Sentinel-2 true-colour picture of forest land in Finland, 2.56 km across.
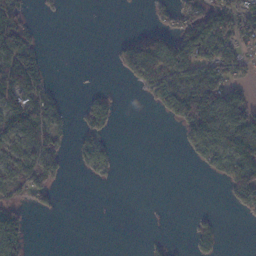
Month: November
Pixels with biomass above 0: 41%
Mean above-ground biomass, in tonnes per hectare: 45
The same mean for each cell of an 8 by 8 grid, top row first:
98 5 0 0 3 53 96 83
132 9 0 15 104 106 106 58
131 37 0 2 98 88 90 47
97 76 20 41 4 115 143 92
52 88 33 21 0 9 107 97
58 78 8 12 0 0 22 101
61 29 0 0 0 0 3 38
91 0 0 0 7 3 41 0
